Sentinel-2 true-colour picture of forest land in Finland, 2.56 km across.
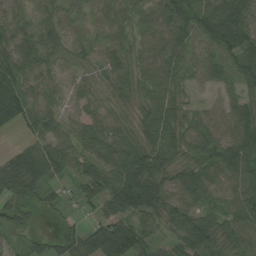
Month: August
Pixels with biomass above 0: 91%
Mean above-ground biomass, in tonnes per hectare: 60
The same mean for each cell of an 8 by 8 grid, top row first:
70 58 42 46 40 71 77 97
95 55 31 51 47 71 61 85
87 38 38 56 52 57 59 51
80 47 41 36 52 54 45 60
13 58 68 79 74 61 69 84
78 52 69 95 97 53 55 64
50 24 27 65 84 72 38 67
33 24 56 116 63 65 97 53
